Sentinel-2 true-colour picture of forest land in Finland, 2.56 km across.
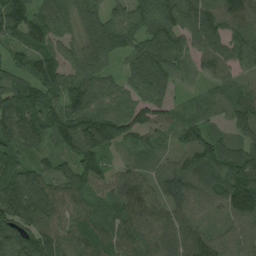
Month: August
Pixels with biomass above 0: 94%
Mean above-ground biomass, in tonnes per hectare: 87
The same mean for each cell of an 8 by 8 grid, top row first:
101 86 83 76 84 100 117 114
52 69 73 101 102 92 93 90
60 87 77 44 119 52 41 53
132 95 96 80 75 48 41 72
105 65 133 83 67 60 99 73
91 80 117 73 71 99 107 132
113 106 85 79 102 78 57 119
116 125 94 92 105 82 84 80
